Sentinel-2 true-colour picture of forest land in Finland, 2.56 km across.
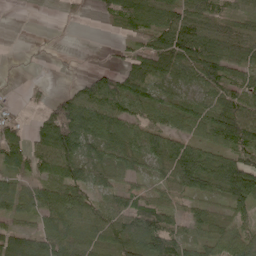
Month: May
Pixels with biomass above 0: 77%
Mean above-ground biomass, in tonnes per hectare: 65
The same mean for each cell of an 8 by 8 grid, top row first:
0 0 8 42 71 77 66 37
0 3 2 13 50 131 104 98
2 8 27 70 92 67 89 68
11 62 127 98 66 64 72 135
97 124 99 79 80 88 60 104
64 56 72 51 29 88 101 155
69 74 83 69 58 35 26 52
95 91 77 80 107 65 44 61
